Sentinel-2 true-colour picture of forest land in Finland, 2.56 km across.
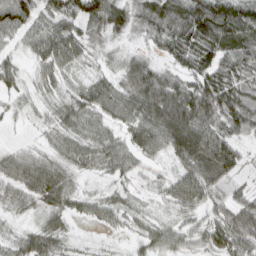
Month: March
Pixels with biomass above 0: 87%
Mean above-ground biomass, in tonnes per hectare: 49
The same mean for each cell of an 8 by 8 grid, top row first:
99 60 80 78 56 61 122 96
32 67 60 13 16 48 91 66
33 32 21 34 73 46 73 59
20 20 54 53 61 73 87 80
9 18 48 57 61 23 62 23
54 76 24 37 23 36 43 18
22 43 29 44 25 48 58 71
35 46 11 8 36 42 57 85
